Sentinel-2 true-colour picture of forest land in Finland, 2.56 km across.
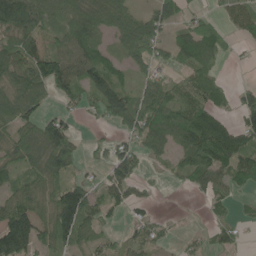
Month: June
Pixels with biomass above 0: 69%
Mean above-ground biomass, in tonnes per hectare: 65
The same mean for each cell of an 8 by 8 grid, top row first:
148 69 102 103 63 49 26 55
86 56 115 46 88 75 83 12
80 113 78 82 43 40 64 5
81 37 27 86 98 115 89 52
78 116 33 38 72 66 141 91
47 70 28 54 28 25 76 87
95 73 141 38 22 1 15 13
173 74 67 27 43 11 25 28
